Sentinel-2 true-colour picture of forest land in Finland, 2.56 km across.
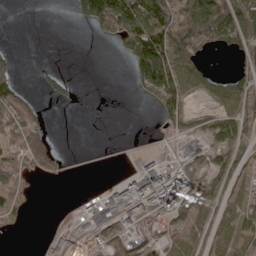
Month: May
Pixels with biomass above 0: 50%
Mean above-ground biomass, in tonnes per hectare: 56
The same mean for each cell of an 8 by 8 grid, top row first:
0 0 52 183 180 115 149 84
5 0 0 9 210 140 68 46
50 16 4 0 114 135 45 45
83 9 0 0 2 87 35 58
69 63 0 3 5 43 80 50
51 27 2 2 118 90 46 32
40 2 41 139 108 108 73 51
2 38 59 76 97 55 52 60
